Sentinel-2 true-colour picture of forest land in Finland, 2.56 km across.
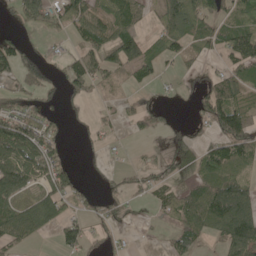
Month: May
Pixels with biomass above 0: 56%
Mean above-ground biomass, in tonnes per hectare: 54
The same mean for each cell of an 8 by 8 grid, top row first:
39 72 88 90 34 88 87 57
65 14 46 86 66 43 42 83
46 31 69 19 32 16 34 60
80 51 20 12 47 10 87 81
118 83 12 12 6 39 45 102
115 83 24 17 43 36 61 41
79 94 34 39 8 68 104 136
58 6 67 21 3 50 27 124
